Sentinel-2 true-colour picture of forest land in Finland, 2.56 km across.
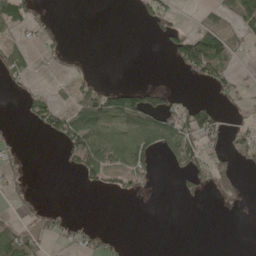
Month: May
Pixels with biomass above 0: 33%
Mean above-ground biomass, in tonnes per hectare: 36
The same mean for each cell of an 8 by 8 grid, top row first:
86 10 0 0 32 27 27 81
37 26 0 0 0 62 144 29
29 8 26 1 0 1 55 21
1 69 92 107 124 59 72 18
13 6 119 100 104 101 46 53
18 0 42 56 46 20 64 28
13 13 0 0 1 1 2 9
94 41 42 21 0 0 0 0
